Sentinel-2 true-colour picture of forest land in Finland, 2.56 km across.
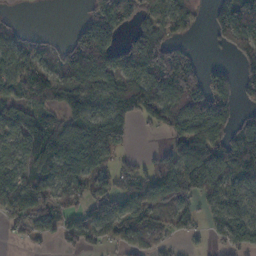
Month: November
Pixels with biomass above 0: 71%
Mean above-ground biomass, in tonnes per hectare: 83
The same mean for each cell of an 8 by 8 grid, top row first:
13 0 21 132 78 89 41 176
63 31 104 99 156 80 12 115
102 96 94 84 112 190 113 90
77 63 100 88 76 93 129 84
67 118 112 116 2 70 126 174
74 98 96 53 69 98 116 146
76 65 62 83 90 70 49 100
12 25 71 50 66 27 20 93
